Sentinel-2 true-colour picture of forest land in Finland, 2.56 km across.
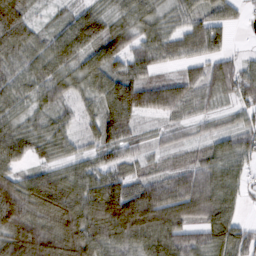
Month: February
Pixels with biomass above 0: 90%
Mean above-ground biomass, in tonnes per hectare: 76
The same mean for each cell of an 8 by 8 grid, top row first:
96 18 65 55 62 46 54 25
80 70 94 99 58 65 64 10
61 80 66 100 73 51 70 82
51 55 38 114 77 59 36 41
96 67 33 82 36 36 42 66
68 71 75 70 52 63 86 59
118 130 124 164 162 115 118 42
125 129 128 99 106 106 86 86
